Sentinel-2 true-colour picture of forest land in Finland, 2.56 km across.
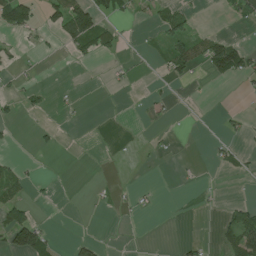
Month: June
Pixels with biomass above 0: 19%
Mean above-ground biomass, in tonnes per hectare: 16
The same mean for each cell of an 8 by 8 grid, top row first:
94 40 94 27 8 46 1 27
8 6 31 19 4 44 59 51
9 0 1 8 3 23 14 21
13 8 4 0 3 3 0 8
4 7 0 1 2 3 4 7
29 2 0 1 0 3 3 8
66 2 1 6 7 0 2 21
69 34 21 0 1 4 6 66
